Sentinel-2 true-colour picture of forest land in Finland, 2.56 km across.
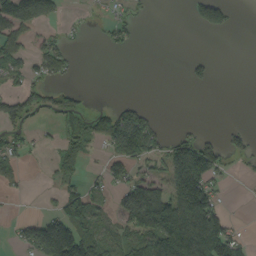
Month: September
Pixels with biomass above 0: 40%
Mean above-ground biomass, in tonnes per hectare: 52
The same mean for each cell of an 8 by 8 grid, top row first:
138 70 4 23 6 0 92 3
65 46 5 21 1 0 0 0
36 41 2 0 0 0 23 0
70 38 40 62 38 0 0 0
46 10 63 74 109 65 57 27
38 10 40 52 46 137 114 6
2 12 95 38 197 119 128 0
33 230 167 57 85 198 175 45
